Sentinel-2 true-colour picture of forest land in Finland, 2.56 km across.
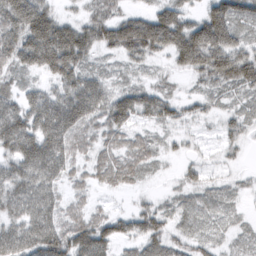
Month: March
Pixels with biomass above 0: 86%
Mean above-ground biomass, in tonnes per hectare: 70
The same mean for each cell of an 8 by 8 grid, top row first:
130 105 41 64 61 90 89 78
105 174 132 74 119 114 155 74
39 51 100 38 21 19 66 97
99 124 128 101 80 50 29 35
117 135 52 48 47 21 13 34
100 98 34 55 30 16 25 12
78 83 38 19 35 30 33 15
98 127 117 82 78 43 30 21
